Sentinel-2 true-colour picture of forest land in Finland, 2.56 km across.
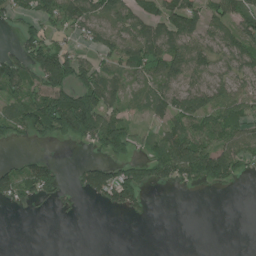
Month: July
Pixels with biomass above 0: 57%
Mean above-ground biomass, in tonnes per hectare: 59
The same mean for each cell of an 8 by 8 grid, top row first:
52 76 97 69 66 95 66 92
40 91 38 67 88 88 64 83
105 123 79 51 51 67 56 52
58 143 182 67 25 86 103 73
20 24 40 105 22 86 89 94
94 89 48 106 78 84 97 41
27 11 11 54 32 0 0 0
0 0 0 0 0 0 0 0
